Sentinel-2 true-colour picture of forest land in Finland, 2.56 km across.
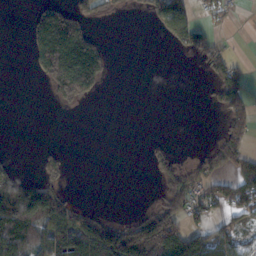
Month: November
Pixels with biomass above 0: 36%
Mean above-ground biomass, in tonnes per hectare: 55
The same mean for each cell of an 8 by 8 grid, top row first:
0 124 87 22 24 132 23 8
0 174 202 20 0 31 68 1
0 74 203 13 0 0 20 62
0 0 9 0 0 0 5 59
0 6 0 0 9 12 13 72
71 49 0 0 2 74 55 66
207 182 52 2 17 88 65 59
179 101 137 181 191 154 87 35
